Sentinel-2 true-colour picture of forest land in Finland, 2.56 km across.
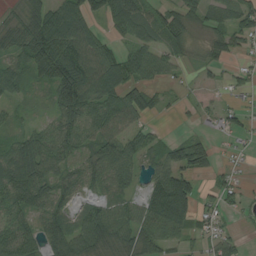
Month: August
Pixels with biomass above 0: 75%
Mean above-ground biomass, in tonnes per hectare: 60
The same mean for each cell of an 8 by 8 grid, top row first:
29 95 89 69 65 55 48 63
71 139 111 40 66 39 39 36
61 86 134 93 59 23 15 34
19 26 86 85 61 10 16 40
56 67 52 84 50 50 50 15
116 76 56 76 42 111 32 19
77 77 38 60 74 153 28 23
91 78 76 60 64 42 35 22
